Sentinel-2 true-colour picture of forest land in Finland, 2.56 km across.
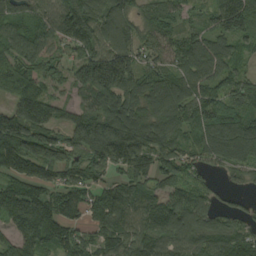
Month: August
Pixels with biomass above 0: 90%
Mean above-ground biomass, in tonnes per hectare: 138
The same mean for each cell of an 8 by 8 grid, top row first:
124 130 223 146 115 100 83 216
115 109 139 146 123 130 139 76
150 110 147 235 139 141 125 123
158 150 103 169 153 154 145 153
214 199 161 285 184 117 141 188
132 113 118 87 128 130 74 73
178 157 125 152 130 136 100 50
122 138 110 115 132 134 128 127
